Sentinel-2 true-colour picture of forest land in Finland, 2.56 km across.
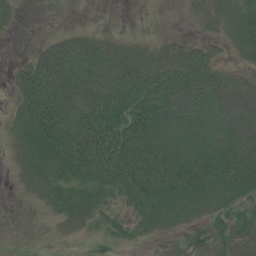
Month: July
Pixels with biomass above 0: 73%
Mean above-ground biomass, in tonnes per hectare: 48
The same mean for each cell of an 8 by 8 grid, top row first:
16 0 0 0 0 0 27 49
1 34 63 51 30 38 38 38
30 72 74 79 82 81 71 45
30 87 79 86 77 70 69 84
19 83 97 92 80 59 62 83
11 47 60 80 84 86 88 86
0 17 56 31 50 50 48 46
1 5 14 26 15 20 52 52
